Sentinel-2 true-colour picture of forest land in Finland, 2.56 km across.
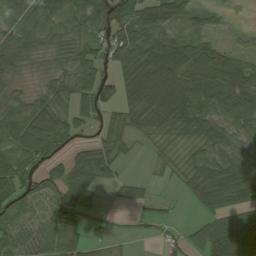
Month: August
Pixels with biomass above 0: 80%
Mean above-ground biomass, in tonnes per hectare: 64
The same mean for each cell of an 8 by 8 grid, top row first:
76 81 76 94 80 57 40 6
56 37 58 77 87 79 61 27
24 29 79 46 102 105 115 87
59 74 70 42 88 117 95 112
76 78 35 59 18 35 59 58
102 49 86 45 9 31 105 107
49 49 73 10 20 7 59 70
63 63 51 24 12 27 127 178
